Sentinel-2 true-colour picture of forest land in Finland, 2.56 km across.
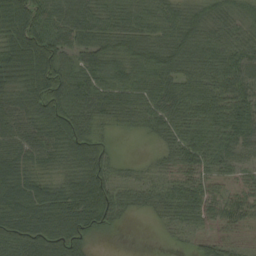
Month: August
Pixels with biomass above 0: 92%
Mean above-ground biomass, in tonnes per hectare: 67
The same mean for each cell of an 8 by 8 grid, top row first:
90 68 62 61 61 57 57 49
92 107 56 62 70 81 67 61
57 109 65 67 70 67 70 73
76 100 85 58 69 73 74 74
70 77 105 25 6 59 69 64
91 49 87 66 25 49 59 43
105 107 142 89 35 61 59 59
106 104 72 4 0 15 50 22
